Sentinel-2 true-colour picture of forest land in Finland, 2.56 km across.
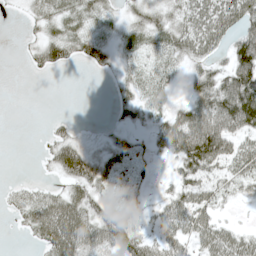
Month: May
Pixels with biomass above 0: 67%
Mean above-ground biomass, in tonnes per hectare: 42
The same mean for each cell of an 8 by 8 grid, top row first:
2 40 43 21 39 39 67 82
2 50 36 27 37 52 52 84
0 3 0 13 35 19 68 112
0 1 0 11 34 47 97 155
0 30 38 25 20 94 132 52
1 12 82 42 16 37 44 45
28 70 70 41 16 67 51 8
2 62 80 73 46 53 53 44
